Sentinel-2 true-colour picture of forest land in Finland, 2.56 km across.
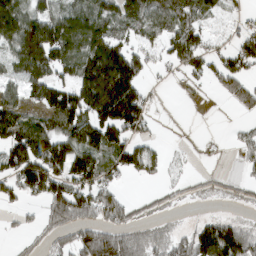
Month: March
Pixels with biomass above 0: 64%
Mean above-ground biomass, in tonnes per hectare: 85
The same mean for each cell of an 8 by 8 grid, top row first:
137 94 101 101 105 117 57 24
115 172 112 130 53 92 55 66
55 122 131 225 69 17 55 101
109 106 157 194 93 0 1 41
136 153 135 114 56 2 3 36
127 166 122 62 50 11 16 23
27 86 130 116 28 15 5 12
16 40 103 143 96 73 170 152
